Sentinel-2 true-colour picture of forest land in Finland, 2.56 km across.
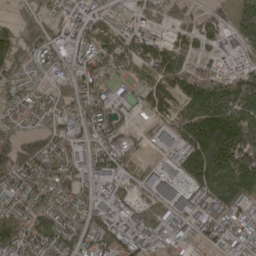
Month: April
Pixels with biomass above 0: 82%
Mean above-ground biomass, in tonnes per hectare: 82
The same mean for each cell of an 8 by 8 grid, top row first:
28 53 61 50 86 67 47 78
120 88 67 103 103 68 45 50
52 37 74 51 75 121 84 71
34 74 87 75 51 100 194 146
98 78 57 61 24 82 287 217
110 102 76 64 43 91 198 182
57 77 56 48 29 66 92 73
98 83 76 74 45 38 56 48
